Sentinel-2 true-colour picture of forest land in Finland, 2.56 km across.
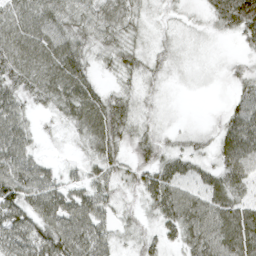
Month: April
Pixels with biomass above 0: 90%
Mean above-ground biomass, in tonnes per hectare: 47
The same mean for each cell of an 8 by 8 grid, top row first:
57 54 50 54 27 16 31 92
66 65 52 47 30 24 10 16
55 62 61 21 35 11 8 32
54 26 65 66 31 6 6 57
72 9 27 57 56 25 27 87
79 44 26 47 54 58 40 60
70 72 69 38 33 79 72 59
65 75 73 40 38 34 75 82
